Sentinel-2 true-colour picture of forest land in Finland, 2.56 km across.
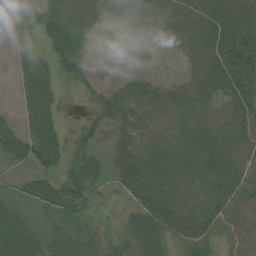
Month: August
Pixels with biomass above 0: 89%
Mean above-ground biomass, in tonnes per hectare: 45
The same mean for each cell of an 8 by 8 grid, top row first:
23 45 58 25 55 69 73 84
29 44 45 10 16 29 68 100
25 34 26 23 43 22 70 81
23 36 8 54 62 56 50 57
55 71 29 34 55 49 62 62
13 37 55 28 63 47 48 54
21 31 33 9 58 64 56 48
67 38 36 23 49 48 48 39
